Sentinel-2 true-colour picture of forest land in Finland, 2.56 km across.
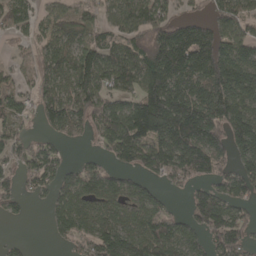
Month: April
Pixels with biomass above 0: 72%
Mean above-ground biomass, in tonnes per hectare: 98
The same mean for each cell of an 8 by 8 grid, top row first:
97 52 51 55 104 47 49 86
14 77 100 90 120 234 164 111
29 96 143 96 158 150 178 187
61 99 113 98 189 222 186 139
68 46 19 100 136 186 174 108
49 84 86 59 50 81 80 102
32 41 94 81 106 19 154 68
13 11 62 130 135 131 72 105
